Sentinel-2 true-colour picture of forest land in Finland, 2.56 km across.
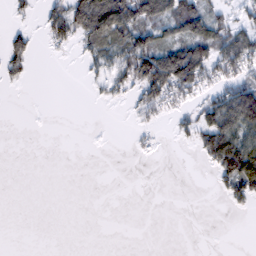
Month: February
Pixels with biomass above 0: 34%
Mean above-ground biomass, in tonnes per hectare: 35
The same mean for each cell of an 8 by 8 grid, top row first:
15 49 125 176 103 119 72 29
54 13 31 66 95 90 93 97
20 0 4 50 110 133 56 67
0 0 0 0 29 26 63 145
0 0 0 0 10 7 71 103
0 0 0 0 0 0 5 122
0 0 0 0 0 0 0 13
0 0 0 0 0 0 0 0
